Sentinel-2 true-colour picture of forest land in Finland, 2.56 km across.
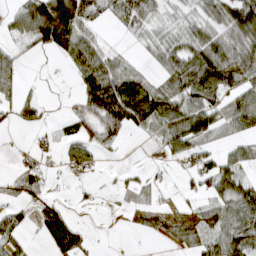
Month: March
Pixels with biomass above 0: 59%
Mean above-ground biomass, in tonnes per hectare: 48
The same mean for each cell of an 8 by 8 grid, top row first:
45 178 97 35 58 31 54 99
33 62 77 19 17 63 90 78
36 3 51 94 53 71 94 53
38 11 46 111 98 76 63 81
2 18 60 27 6 62 37 33
39 25 20 8 15 12 60 51
35 56 8 4 44 12 31 74
37 56 58 1 8 36 47 85
